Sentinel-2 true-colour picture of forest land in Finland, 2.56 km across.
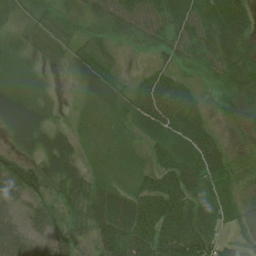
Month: July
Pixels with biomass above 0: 93%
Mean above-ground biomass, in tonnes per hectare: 45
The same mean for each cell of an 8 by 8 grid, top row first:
24 40 32 60 58 68 67 74
26 22 36 28 31 51 61 70
28 12 41 46 28 32 24 56
65 24 17 34 62 61 19 34
32 41 19 21 23 49 50 14
70 59 37 13 36 97 72 27
19 41 46 74 78 89 77 35
52 47 32 73 74 80 65 23
